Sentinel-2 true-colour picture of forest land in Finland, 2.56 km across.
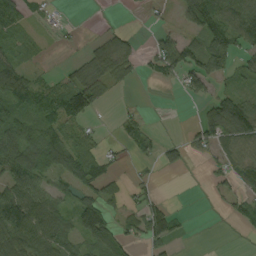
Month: September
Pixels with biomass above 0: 55%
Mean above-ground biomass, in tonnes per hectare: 44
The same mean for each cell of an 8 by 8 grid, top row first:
47 11 0 1 6 19 103 92
21 4 8 57 11 76 78 40
119 21 53 48 12 35 58 26
59 63 94 3 7 0 48 115
75 96 44 10 36 27 47 64
70 43 74 34 6 4 14 39
113 74 74 39 52 14 2 37
91 83 57 71 41 29 0 2
